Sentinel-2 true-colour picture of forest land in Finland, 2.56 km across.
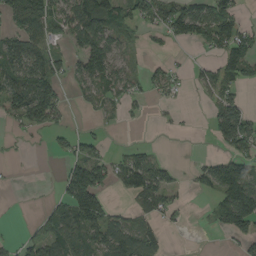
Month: August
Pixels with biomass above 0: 51%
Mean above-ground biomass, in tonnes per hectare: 56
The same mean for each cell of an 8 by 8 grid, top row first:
96 98 89 86 69 90 113 48
98 69 64 74 9 10 48 92
114 101 52 66 28 18 48 70
93 85 6 20 9 7 25 83
4 12 45 9 15 0 10 94
1 0 125 59 114 24 66 131
0 30 145 33 46 36 15 180
24 75 77 102 94 1 0 42
